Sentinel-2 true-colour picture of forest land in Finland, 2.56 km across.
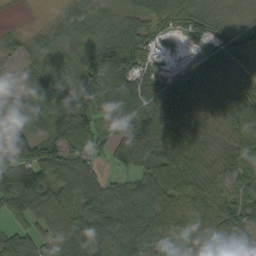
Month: September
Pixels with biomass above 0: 89%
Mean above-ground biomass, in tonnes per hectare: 67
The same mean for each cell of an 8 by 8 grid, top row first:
1 9 59 41 69 80 59 40
32 44 48 120 90 15 55 69
36 61 88 81 78 73 53 38
85 77 93 71 88 67 45 68
90 81 70 55 101 89 61 80
109 88 85 25 71 91 67 71
63 81 68 79 82 74 95 70
71 64 90 74 73 52 69 38
